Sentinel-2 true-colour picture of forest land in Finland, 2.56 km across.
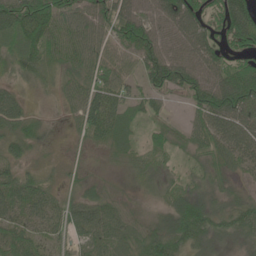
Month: June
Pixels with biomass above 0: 87%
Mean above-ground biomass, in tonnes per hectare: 46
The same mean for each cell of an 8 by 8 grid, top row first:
90 92 54 71 63 89 57 97
59 60 61 36 71 52 69 60
23 25 46 53 47 81 63 98
51 11 53 56 28 3 79 74
47 14 16 36 26 22 44 59
41 21 24 5 19 18 22 22
44 39 52 33 7 57 51 47
47 30 31 41 52 69 37 26
